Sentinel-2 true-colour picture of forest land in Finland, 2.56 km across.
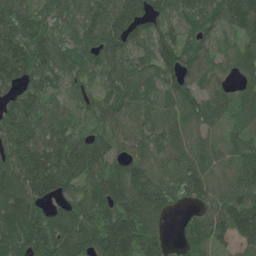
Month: June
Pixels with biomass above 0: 92%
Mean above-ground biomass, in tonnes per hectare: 92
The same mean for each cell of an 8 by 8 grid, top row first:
115 66 102 144 114 58 82 125
109 92 97 120 62 115 59 66
86 82 64 72 66 89 59 39
98 95 57 84 67 71 65 56
124 100 108 81 65 75 45 72
121 136 109 111 106 92 92 102
131 70 104 114 149 37 84 124
108 119 129 184 131 36 75 80
